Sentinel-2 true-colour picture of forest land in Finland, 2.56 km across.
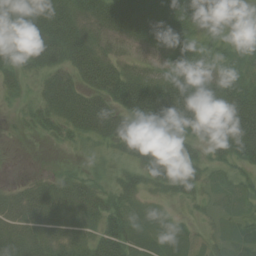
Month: August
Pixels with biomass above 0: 78%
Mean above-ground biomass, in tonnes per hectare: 35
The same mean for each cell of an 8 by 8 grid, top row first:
53 74 42 50 50 41 15 6
33 61 53 22 24 55 32 25
20 28 39 57 44 64 43 42
7 37 63 48 56 80 79 77
1 6 11 27 30 18 42 63
1 12 23 14 30 50 16 22
34 50 46 41 14 6 11 14
39 35 35 64 26 23 13 18
